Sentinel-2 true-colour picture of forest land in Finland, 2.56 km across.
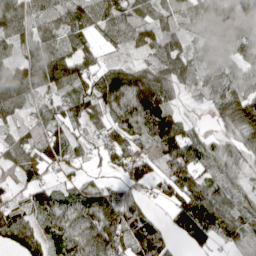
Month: April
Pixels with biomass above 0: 87%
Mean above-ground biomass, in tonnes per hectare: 82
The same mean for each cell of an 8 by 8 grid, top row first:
105 75 87 86 67 76 72 97
71 111 76 46 70 81 82 80
112 130 102 87 118 105 76 88
51 70 95 102 158 56 22 120
69 104 76 88 92 113 55 63
60 31 43 41 92 121 61 43
63 74 79 128 66 69 127 49
77 64 98 132 137 33 57 44
